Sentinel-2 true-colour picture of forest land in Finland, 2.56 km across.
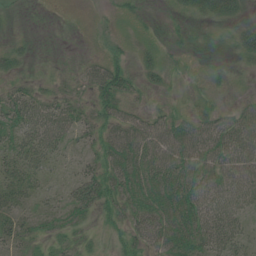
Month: July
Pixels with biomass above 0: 64%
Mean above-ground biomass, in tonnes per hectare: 24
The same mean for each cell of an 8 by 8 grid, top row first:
3 0 0 4 5 9 27 22
17 1 1 15 12 6 7 30
14 7 16 53 16 4 7 2
43 37 25 31 18 15 19 25
28 37 16 35 59 55 50 45
31 15 28 34 42 50 34 40
22 13 38 26 36 39 46 29
24 14 14 10 36 34 37 24
